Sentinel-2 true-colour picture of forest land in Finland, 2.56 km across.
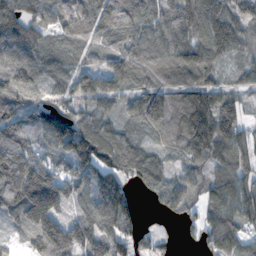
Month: November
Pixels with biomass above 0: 86%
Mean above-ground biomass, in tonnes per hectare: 95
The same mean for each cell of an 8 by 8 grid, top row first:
128 102 147 151 128 117 174 111
113 62 44 62 108 125 142 77
64 67 22 17 56 107 82 44
66 98 66 29 50 145 164 85
138 95 161 119 52 83 141 96
196 149 87 109 73 49 71 98
123 183 71 151 13 49 70 118
29 174 125 104 39 15 69 84
